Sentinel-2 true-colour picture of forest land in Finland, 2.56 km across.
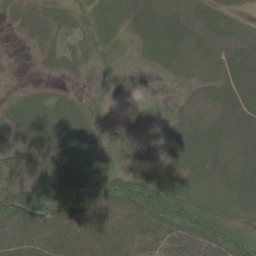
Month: June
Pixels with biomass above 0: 76%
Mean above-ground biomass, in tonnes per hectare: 31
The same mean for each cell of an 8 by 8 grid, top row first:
17 21 13 28 30 36 33 15
2 20 21 15 18 34 34 38
3 7 8 8 1 11 28 43
28 37 31 6 3 15 44 36
33 41 55 15 1 21 35 39
36 35 37 32 24 20 36 39
55 50 53 51 57 44 48 28
51 57 67 60 42 44 50 35
